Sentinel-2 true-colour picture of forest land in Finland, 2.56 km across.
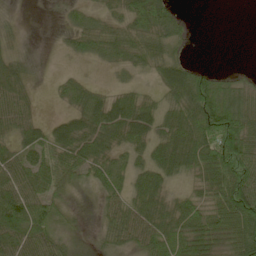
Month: May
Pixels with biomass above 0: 73%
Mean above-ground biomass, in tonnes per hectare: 50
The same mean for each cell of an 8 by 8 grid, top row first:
5 2 27 34 77 30 0 0
11 1 34 64 60 30 0 0
54 4 22 8 13 77 62 25
58 3 54 77 66 59 107 86
41 59 79 54 52 79 89 108
73 52 35 58 54 44 69 83
123 58 4 44 74 55 66 116
91 56 6 35 67 71 79 79
